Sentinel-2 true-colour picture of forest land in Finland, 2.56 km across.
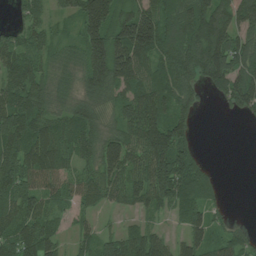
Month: July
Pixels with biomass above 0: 82%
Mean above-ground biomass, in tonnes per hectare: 97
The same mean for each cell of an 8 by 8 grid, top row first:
36 56 116 134 145 117 163 120
98 67 95 195 182 136 189 129
101 70 70 130 106 121 91 128
166 85 92 65 161 93 8 55
137 139 97 104 140 132 1 0
128 111 75 102 116 186 75 0
121 78 61 47 76 82 64 0
113 95 41 69 99 36 75 62
